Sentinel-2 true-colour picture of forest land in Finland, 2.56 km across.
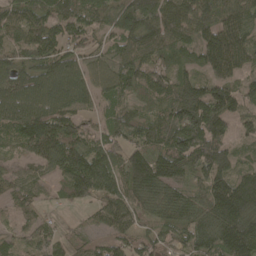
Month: April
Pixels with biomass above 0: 91%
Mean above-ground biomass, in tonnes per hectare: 112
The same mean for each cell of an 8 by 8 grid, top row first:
123 114 128 96 158 150 136 124
129 121 99 93 125 107 138 113
126 125 113 133 122 128 99 65
138 147 112 106 48 148 184 74
73 140 120 123 96 169 192 37
49 53 192 163 148 107 130 89
72 33 36 121 86 104 133 184
57 87 35 73 62 76 120 161
